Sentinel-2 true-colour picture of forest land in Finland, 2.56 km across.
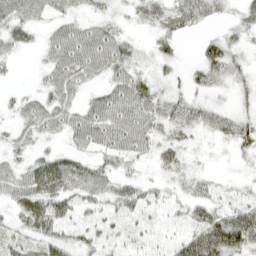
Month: April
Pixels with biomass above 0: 80%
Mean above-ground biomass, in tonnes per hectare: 35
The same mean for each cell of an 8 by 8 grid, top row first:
48 30 22 17 35 46 30 20
28 32 70 56 11 24 40 18
4 30 45 35 29 13 32 23
21 47 39 62 50 31 27 22
27 13 33 49 38 32 8 40
45 68 57 35 11 20 13 10
39 57 33 27 31 21 51 44
35 50 29 21 18 32 101 82
